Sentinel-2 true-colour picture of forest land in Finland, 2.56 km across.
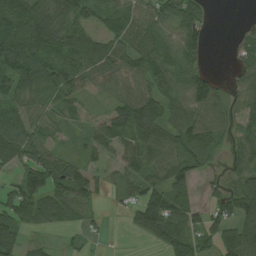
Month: August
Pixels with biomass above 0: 79%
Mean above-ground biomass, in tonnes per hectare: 72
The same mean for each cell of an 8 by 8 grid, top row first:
106 120 84 64 66 67 20 5
111 109 171 108 80 69 30 64
110 115 88 64 83 66 65 37
71 46 37 79 116 76 80 52
110 58 29 65 70 81 79 49
58 134 99 35 58 71 29 64
121 107 83 12 108 106 54 99
62 11 20 3 28 111 55 109
